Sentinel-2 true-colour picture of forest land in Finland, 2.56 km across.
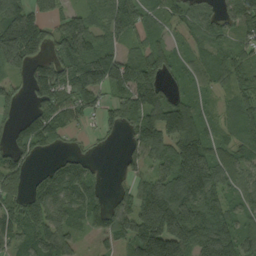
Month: September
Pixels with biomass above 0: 80%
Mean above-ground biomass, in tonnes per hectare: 104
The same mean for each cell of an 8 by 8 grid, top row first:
167 95 82 97 73 71 72 124
245 93 172 73 68 37 49 67
36 163 145 139 142 47 53 86
39 96 93 63 150 160 44 88
77 73 12 12 136 144 115 78
121 73 110 5 72 170 174 74
106 133 95 75 176 183 156 72
87 129 42 58 217 219 183 137
